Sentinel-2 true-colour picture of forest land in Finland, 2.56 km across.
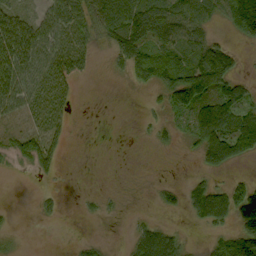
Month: September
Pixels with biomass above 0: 56%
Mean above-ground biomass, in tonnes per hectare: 48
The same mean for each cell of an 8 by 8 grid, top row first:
77 67 72 115 128 104 59 159
127 67 34 45 68 72 74 20
92 42 27 6 32 91 128 55
40 21 2 0 10 51 97 102
39 32 0 0 3 21 108 117
4 13 0 0 1 1 31 17
3 12 7 7 2 27 126 124
8 0 9 3 86 52 27 139
